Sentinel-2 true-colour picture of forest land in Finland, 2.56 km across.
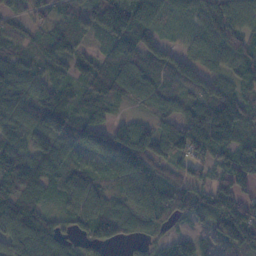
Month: November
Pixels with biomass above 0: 91%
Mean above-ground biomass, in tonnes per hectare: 81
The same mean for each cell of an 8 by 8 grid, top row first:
38 46 66 120 103 35 40 83
56 52 42 82 89 35 61 74
102 68 57 106 88 70 72 63
88 134 78 35 42 62 123 119
70 111 104 119 117 127 175 77
128 96 78 69 88 45 55 98
126 47 92 60 103 81 97 106
105 115 44 66 48 51 37 109
